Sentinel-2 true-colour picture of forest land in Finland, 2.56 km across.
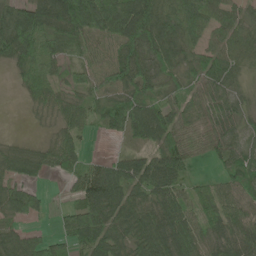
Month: June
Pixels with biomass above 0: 86%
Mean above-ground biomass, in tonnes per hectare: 69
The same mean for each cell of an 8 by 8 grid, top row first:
81 117 157 142 122 95 93 48
98 67 59 69 110 83 59 60
24 57 47 73 83 37 69 35
0 41 54 73 80 76 73 41
25 41 46 8 47 83 66 57
56 29 65 96 109 103 17 67
75 17 76 92 81 90 70 68
57 47 83 78 97 112 54 71
